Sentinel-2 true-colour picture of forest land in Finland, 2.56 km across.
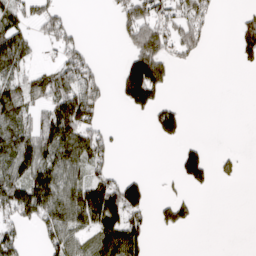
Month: March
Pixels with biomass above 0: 45%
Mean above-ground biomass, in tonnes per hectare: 56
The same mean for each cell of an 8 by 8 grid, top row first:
62 59 1 13 106 66 53 29
103 10 44 0 153 77 23 65
58 67 70 15 262 22 0 0
87 64 143 1 53 84 0 0
114 105 119 34 0 29 22 0
80 98 60 42 26 31 64 27
91 98 116 148 72 67 0 0
70 47 56 132 73 0 0 0
